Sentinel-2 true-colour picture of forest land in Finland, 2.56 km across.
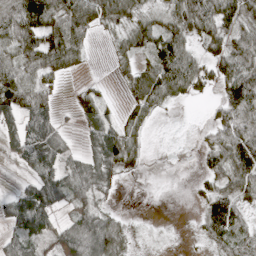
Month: April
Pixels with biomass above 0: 68%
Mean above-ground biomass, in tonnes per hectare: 52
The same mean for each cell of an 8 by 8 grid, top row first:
111 90 83 60 34 47 81 63
94 105 50 16 49 83 43 68
89 43 8 8 63 106 35 107
85 56 30 23 39 3 8 103
64 96 17 81 30 0 36 106
11 71 70 44 6 0 44 79
70 86 34 13 0 0 71 54
57 32 85 113 6 1 37 49
